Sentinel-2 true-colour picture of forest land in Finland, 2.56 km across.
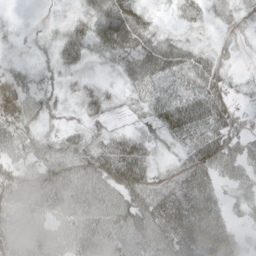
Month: May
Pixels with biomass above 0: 90%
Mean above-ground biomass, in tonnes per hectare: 49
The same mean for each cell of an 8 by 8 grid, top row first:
6 5 27 68 36 16 27 32
15 25 62 58 60 45 18 20
40 37 26 12 55 45 62 22
27 43 28 26 38 85 82 38
43 44 54 58 46 36 83 56
47 61 66 76 63 49 60 47
57 64 67 65 91 95 77 29
56 53 66 70 66 90 105 40
